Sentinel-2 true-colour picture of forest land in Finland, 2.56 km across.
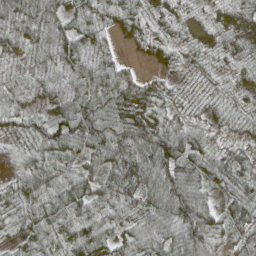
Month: April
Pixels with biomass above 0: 94%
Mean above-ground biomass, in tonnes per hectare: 55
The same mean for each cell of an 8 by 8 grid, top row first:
73 77 49 50 42 40 17 52
42 62 68 23 25 29 36 49
41 62 86 66 27 18 24 45
53 45 82 59 42 32 29 39
31 64 72 111 83 85 47 34
32 66 60 83 97 92 61 55
47 67 57 58 70 107 62 65
27 48 73 48 69 63 64 34
